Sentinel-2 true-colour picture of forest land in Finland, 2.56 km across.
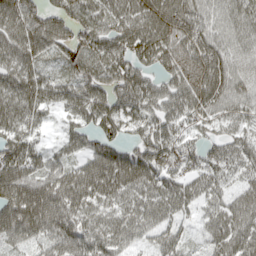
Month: April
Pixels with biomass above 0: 91%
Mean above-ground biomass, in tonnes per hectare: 73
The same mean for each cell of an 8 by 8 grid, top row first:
97 84 73 76 90 94 66 70
80 70 74 77 89 78 81 61
77 59 79 83 68 77 97 70
82 37 73 88 72 77 68 60
74 22 57 73 75 66 51 60
100 68 82 98 90 61 62 45
121 108 79 63 74 71 54 80
66 65 89 79 41 52 54 90
